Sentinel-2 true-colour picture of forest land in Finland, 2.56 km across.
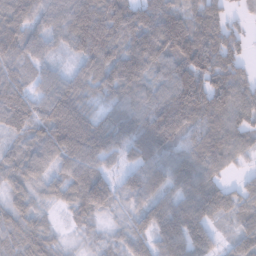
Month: January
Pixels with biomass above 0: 93%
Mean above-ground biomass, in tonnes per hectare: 83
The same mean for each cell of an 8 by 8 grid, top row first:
109 81 135 128 94 92 106 30
92 61 88 92 140 134 109 69
64 62 62 100 95 108 106 81
108 91 88 38 95 145 110 105
35 108 129 74 114 77 104 86
67 53 89 51 89 81 96 24
52 26 71 54 68 91 119 65
41 45 15 30 65 112 96 48
